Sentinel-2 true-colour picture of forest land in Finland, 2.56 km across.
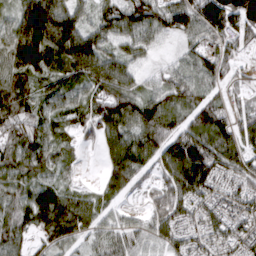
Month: March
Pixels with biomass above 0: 90%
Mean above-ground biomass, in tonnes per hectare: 95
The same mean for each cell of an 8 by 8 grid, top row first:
81 185 76 103 137 136 180 71
123 169 148 63 60 21 80 83
100 81 101 138 39 97 86 42
121 72 76 156 140 93 118 69
104 89 45 70 117 133 130 103
84 65 16 105 64 139 143 108
104 124 94 53 42 121 96 86
76 66 64 70 64 71 69 102
